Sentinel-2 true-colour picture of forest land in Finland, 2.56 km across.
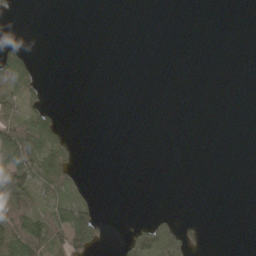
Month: May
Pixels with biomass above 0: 21%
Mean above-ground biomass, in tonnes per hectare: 18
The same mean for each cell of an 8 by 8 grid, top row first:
2 0 0 0 0 0 0 0
18 0 0 0 0 0 0 0
85 3 0 0 0 0 0 0
48 36 0 0 0 0 0 0
132 70 4 0 0 0 0 0
113 81 10 0 0 0 0 0
88 43 65 0 0 1 0 0
85 79 94 4 62 51 5 0
